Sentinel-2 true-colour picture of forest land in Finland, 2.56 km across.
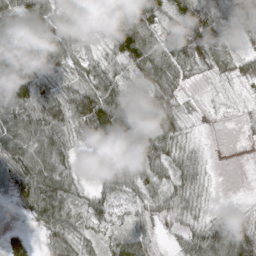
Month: March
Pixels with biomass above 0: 88%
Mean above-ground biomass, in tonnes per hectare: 52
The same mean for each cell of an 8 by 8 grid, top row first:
89 65 28 64 78 78 98 78
70 77 34 50 120 67 72 24
96 51 51 59 47 47 12 24
87 83 81 95 39 47 2 5
75 65 29 95 77 43 4 1
76 85 18 62 55 38 14 0
21 84 27 36 32 41 15 14
30 29 38 37 54 18 76 95
